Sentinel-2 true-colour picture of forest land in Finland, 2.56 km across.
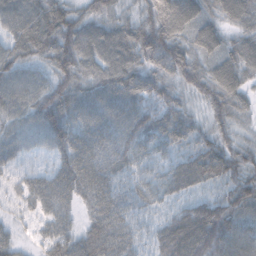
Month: October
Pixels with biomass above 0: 97%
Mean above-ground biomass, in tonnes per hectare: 70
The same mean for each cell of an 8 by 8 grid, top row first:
89 92 65 53 63 115 55 66
70 86 109 107 93 81 66 65
77 62 77 97 78 65 71 64
76 107 87 87 74 73 52 48
70 67 83 76 65 68 67 48
33 51 83 58 40 63 69 69
26 53 38 70 41 35 83 87
35 49 64 76 35 100 111 79
